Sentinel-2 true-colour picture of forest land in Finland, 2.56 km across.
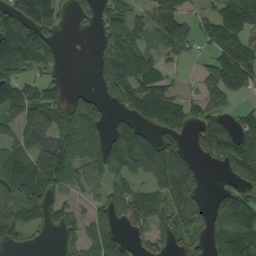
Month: September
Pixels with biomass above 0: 66%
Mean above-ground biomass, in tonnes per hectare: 76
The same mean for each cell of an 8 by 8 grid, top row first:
107 91 31 54 45 82 38 98
176 90 2 89 66 63 37 86
92 48 0 92 101 21 34 67
114 120 125 32 71 72 57 27
81 140 169 128 127 45 90 92
122 155 65 80 75 101 7 59
136 86 26 76 108 76 53 122
42 7 57 92 37 41 49 105
